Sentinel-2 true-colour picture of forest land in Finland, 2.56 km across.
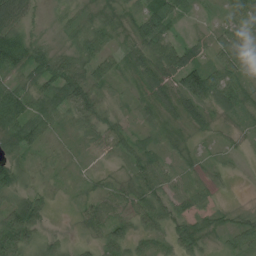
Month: July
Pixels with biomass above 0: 90%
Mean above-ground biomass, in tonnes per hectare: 43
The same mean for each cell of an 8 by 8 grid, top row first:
60 9 26 26 56 44 6 47
84 35 60 38 59 74 28 82
38 65 77 42 48 67 100 44
94 58 68 32 26 34 33 40
61 25 17 48 37 28 11 9
58 14 9 17 59 32 18 4
78 30 20 40 55 45 34 10
94 39 15 52 40 50 30 42
